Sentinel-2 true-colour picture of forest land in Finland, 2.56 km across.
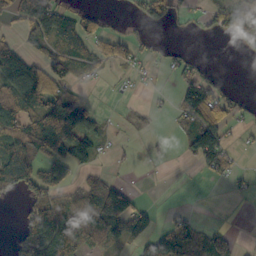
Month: October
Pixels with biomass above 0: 47%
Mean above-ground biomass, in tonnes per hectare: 48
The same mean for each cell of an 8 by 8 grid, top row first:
47 84 50 8 48 26 34 89
63 50 64 58 18 12 0 13
117 99 19 5 12 24 47 0
79 108 85 1 17 31 111 26
77 97 90 12 9 9 111 11
95 64 25 22 0 0 19 16
5 93 79 174 40 10 0 1
30 96 86 69 80 105 76 12
